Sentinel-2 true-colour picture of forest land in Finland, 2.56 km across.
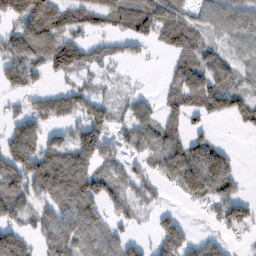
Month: February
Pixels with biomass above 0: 67%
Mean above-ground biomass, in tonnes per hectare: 73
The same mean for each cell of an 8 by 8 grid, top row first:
105 131 78 99 94 81 58 92
97 92 71 35 31 78 61 52
92 28 35 17 2 80 130 62
25 70 83 54 55 60 102 82
113 76 121 46 61 89 84 1
108 137 147 57 50 121 152 38
98 72 127 51 36 17 43 94
109 66 80 67 26 108 37 15
